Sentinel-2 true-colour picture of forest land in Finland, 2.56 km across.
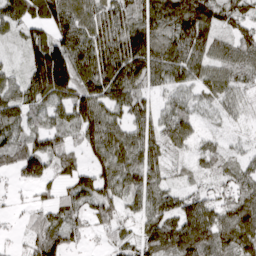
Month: March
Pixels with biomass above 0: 89%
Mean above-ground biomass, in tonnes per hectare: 68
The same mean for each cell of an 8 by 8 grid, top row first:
75 86 75 67 81 110 97 67
17 139 91 101 113 93 78 62
47 184 102 106 69 63 58 43
74 62 91 67 51 57 29 24
67 72 53 112 83 49 29 13
42 57 68 92 79 18 33 56
11 54 53 61 30 29 58 90
12 103 29 28 57 94 99 108
